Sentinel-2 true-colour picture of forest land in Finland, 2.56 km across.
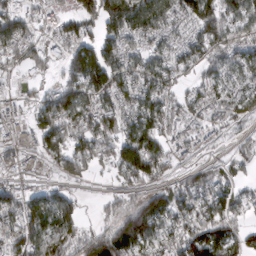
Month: March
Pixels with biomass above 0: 76%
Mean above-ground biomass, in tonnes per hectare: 86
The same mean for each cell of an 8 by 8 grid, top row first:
108 45 110 126 122 78 136 105
89 45 120 92 77 67 107 82
21 30 126 136 110 67 49 68
27 126 134 120 125 63 39 56
55 99 109 108 138 30 10 28
29 23 46 32 120 47 71 37
88 143 54 41 137 120 115 58
90 121 106 181 150 105 154 73
